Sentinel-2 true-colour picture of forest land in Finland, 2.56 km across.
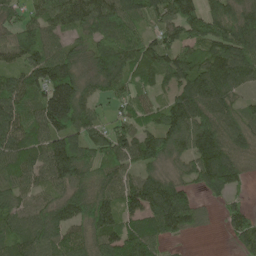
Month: May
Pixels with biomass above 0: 89%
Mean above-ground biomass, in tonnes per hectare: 93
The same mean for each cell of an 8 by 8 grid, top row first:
51 94 111 132 90 115 97 104
91 92 52 115 103 114 99 134
82 152 98 92 68 88 134 89
108 161 109 37 81 114 111 65
105 118 95 104 96 86 134 80
87 97 98 81 74 49 102 67
78 80 120 101 126 165 20 35
78 95 78 110 123 32 3 52
